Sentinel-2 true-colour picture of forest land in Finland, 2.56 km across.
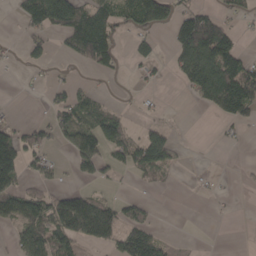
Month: April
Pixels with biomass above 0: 41%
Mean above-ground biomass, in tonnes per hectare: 47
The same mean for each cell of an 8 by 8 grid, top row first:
19 133 94 73 109 67 62 23
6 30 88 74 25 63 150 45
3 10 8 7 15 21 118 131
4 26 69 36 8 1 19 76
85 43 83 75 91 33 0 9
68 30 27 16 30 7 3 3
89 111 124 62 38 0 1 1
47 102 73 59 91 5 0 0
